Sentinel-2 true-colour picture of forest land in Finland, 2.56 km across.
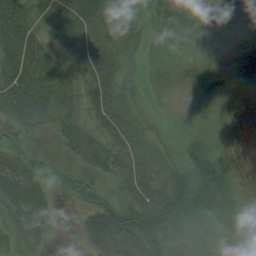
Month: August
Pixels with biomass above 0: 89%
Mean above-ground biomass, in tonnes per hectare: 40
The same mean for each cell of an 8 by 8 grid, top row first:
68 32 45 41 14 27 15 17
72 35 28 37 21 11 9 18
67 58 32 46 14 6 17 16
50 43 38 51 20 6 14 1
40 28 55 46 34 23 44 2
67 33 35 37 42 54 100 12
48 30 27 79 89 85 71 53
29 17 21 113 108 41 34 64
